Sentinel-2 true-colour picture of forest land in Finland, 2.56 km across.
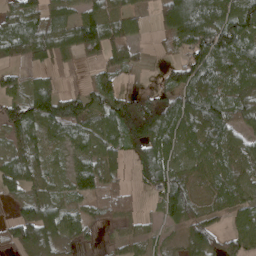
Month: April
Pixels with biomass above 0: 79%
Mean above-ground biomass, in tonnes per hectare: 75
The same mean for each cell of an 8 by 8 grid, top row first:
71 72 77 82 28 164 126 138
98 88 84 82 15 42 131 132
46 43 17 49 17 72 100 96
89 124 95 88 114 114 122 83
64 44 63 76 104 93 107 63
97 53 73 46 69 85 57 70
40 96 36 53 13 110 41 70
89 84 36 28 40 24 97 93
